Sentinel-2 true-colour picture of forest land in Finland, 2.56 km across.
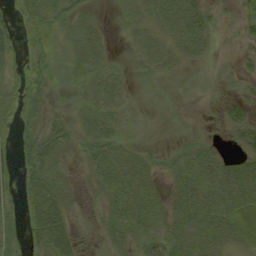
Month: September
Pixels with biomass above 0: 78%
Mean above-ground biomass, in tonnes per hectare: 31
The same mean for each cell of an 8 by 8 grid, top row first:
30 57 38 7 31 48 32 22
33 50 46 13 32 30 16 10
33 42 33 33 17 15 10 19
53 23 28 32 8 8 1 31
48 48 24 34 10 13 17 23
38 40 11 33 30 26 44 80
27 73 10 25 29 26 44 69
23 64 20 30 26 28 27 35
